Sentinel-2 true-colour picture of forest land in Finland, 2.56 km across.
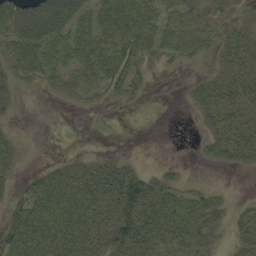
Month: September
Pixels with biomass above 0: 65%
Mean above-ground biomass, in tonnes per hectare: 33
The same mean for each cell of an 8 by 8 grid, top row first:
52 63 39 58 51 34 30 15
47 49 49 54 45 36 24 44
30 24 31 48 16 1 25 43
10 0 6 2 1 0 35 40
17 0 0 0 0 0 26 63
19 34 44 55 37 14 1 4
33 47 50 59 75 50 41 15
60 57 53 54 59 52 30 32
